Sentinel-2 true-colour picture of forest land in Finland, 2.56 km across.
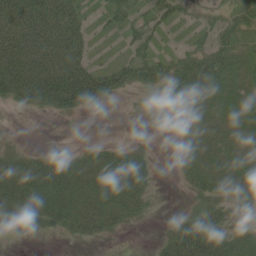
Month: June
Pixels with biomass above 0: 68%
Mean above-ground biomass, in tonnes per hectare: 37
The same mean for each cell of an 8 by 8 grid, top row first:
69 77 42 29 28 29 13 31
79 72 50 7 33 15 35 38
78 81 89 60 45 54 65 37
6 19 25 1 6 16 41 42
7 3 6 16 10 10 41 32
57 67 60 71 39 7 48 53
56 60 48 49 23 1 31 22
12 3 18 8 0 56 70 47
